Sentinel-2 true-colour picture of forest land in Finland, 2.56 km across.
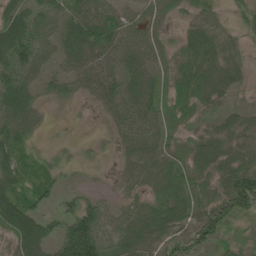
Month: June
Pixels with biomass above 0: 92%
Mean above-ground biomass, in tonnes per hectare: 54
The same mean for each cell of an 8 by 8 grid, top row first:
68 49 63 57 33 20 51 31
103 39 86 51 57 32 75 36
77 30 38 55 55 53 77 38
88 13 6 51 62 42 29 34
62 23 23 21 56 25 67 55
55 45 13 11 44 60 50 109
93 33 76 40 54 78 69 76
67 64 168 69 69 70 63 31
